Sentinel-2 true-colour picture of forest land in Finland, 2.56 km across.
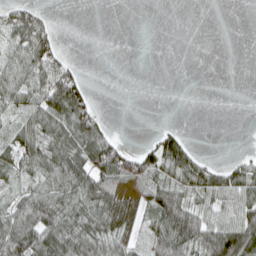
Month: April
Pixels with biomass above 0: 53%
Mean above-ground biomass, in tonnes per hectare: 38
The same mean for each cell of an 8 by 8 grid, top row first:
42 14 0 0 0 0 0 0
41 57 0 0 0 0 0 0
46 60 33 0 0 0 0 0
33 65 71 1 0 0 0 0
45 61 69 51 15 56 0 0
34 62 78 70 57 57 64 58
54 80 67 78 40 107 43 61
95 89 81 60 31 88 94 115
